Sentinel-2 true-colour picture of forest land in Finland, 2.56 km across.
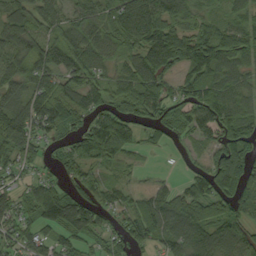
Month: September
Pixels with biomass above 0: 83%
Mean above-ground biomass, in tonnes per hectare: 82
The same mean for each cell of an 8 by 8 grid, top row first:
76 78 68 81 128 83 42 60
75 98 101 73 110 125 119 103
76 90 98 56 107 72 101 72
93 107 87 92 92 75 105 92
111 45 88 162 37 29 57 133
49 35 60 28 11 15 126 149
79 132 115 52 76 76 100 57
68 57 67 53 80 89 102 97
